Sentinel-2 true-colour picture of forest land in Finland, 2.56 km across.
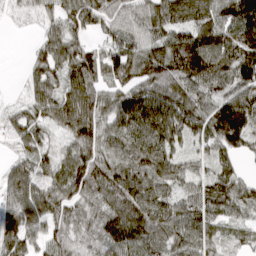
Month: March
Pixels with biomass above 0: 91%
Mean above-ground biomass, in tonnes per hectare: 75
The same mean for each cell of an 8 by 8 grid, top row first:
13 37 73 62 65 84 82 115
0 68 63 41 69 108 119 122
2 68 89 65 82 90 98 98
35 68 120 72 114 104 96 163
38 45 94 77 94 66 68 80
71 59 109 90 88 59 51 51
82 86 64 83 91 68 75 61
84 71 47 80 96 75 73 39
